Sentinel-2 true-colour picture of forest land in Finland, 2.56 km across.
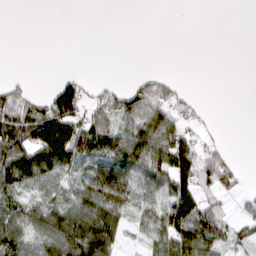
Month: March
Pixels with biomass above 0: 51%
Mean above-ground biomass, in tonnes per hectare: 56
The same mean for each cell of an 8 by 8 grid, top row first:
0 0 0 0 0 0 0 0
0 0 0 0 0 0 0 0
16 3 38 9 34 23 0 0
115 122 104 114 83 66 8 0
126 170 162 102 103 103 25 0
117 72 53 111 72 113 84 39
75 77 100 125 53 120 87 25
93 87 162 101 25 112 105 42
